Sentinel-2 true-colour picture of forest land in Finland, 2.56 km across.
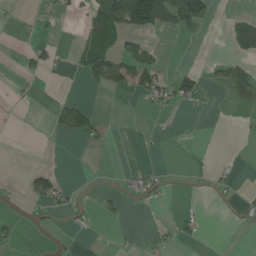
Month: June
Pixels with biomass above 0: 21%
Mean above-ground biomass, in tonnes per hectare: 20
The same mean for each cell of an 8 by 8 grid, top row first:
5 5 12 102 147 87 31 17
3 30 35 78 51 0 0 47
6 6 10 61 47 45 16 57
2 8 49 0 5 14 3 15
0 0 10 4 2 5 2 2
2 39 1 3 23 4 16 6
5 30 13 13 10 3 5 12
14 2 5 2 5 18 2 0
